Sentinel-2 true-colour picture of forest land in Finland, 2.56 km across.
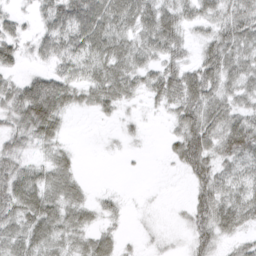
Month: March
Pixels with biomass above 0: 77%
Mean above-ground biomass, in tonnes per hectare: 38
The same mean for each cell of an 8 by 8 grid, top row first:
21 46 80 73 60 51 35 50
33 36 56 59 42 39 36 51
24 49 39 59 34 56 61 40
53 80 18 21 9 37 57 37
29 30 2 3 5 38 61 74
55 43 20 0 1 5 55 41
59 61 40 16 3 4 61 54
44 56 28 27 6 4 44 23
